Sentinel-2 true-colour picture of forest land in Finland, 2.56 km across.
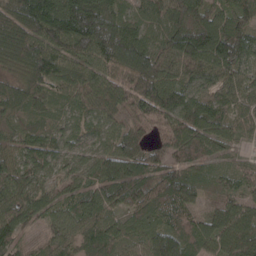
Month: April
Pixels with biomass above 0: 96%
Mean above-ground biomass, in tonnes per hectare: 93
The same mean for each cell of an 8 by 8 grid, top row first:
139 189 195 130 69 109 98 85
135 121 128 159 118 139 163 126
75 108 87 88 153 78 75 74
72 61 58 73 110 131 122 67
62 83 61 70 73 117 99 53
82 52 64 103 73 86 49 59
84 61 65 66 79 97 30 78
62 42 63 91 68 118 83 125
